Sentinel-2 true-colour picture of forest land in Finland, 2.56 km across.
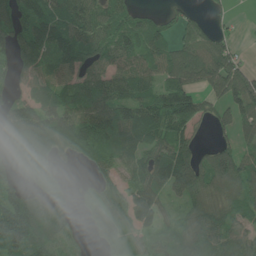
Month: June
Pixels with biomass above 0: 78%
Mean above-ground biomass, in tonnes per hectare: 94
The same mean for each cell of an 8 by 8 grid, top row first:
90 102 122 86 40 42 25 4
104 111 122 94 95 76 106 23
53 72 81 96 81 103 119 148
100 108 100 125 137 137 50 111
115 164 125 98 108 104 25 71
82 92 6 51 121 167 118 134
175 131 24 131 130 35 96 77
178 123 32 88 68 80 94 90
